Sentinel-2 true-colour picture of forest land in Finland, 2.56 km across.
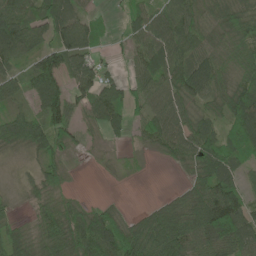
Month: June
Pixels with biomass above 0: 81%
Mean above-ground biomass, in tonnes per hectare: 66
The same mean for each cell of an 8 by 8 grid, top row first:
111 103 63 13 74 89 58 68
98 69 107 17 68 75 61 71
56 96 72 48 68 76 102 67
38 89 52 86 48 75 47 92
67 70 29 18 33 85 84 70
6 56 3 10 4 7 88 44
16 58 60 36 20 67 139 111
64 70 110 120 103 128 101 106
